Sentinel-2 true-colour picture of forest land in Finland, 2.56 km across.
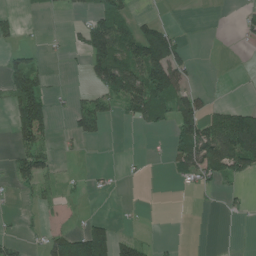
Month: June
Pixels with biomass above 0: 33%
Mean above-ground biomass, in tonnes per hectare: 40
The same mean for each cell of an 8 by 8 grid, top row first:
20 2 12 103 19 1 0 23
26 5 29 148 144 78 0 3
87 23 3 126 116 86 0 0
64 49 60 34 72 85 47 89
38 31 15 2 2 51 114 155
43 36 6 7 2 18 60 43
4 14 3 0 2 0 2 9
24 53 148 108 26 4 0 0
